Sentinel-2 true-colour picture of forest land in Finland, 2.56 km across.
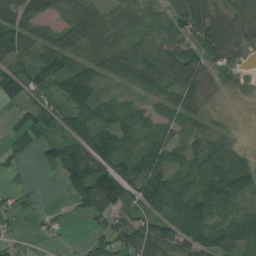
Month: July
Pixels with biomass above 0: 80%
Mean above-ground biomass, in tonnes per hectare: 66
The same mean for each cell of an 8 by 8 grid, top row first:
87 65 91 53 64 75 88 59
104 72 88 85 80 95 88 56
100 76 122 58 80 103 49 22
29 71 77 56 46 61 27 9
43 54 99 89 59 57 65 26
17 10 110 158 102 58 78 87
24 7 42 97 72 69 70 55
20 10 9 80 102 70 70 90
